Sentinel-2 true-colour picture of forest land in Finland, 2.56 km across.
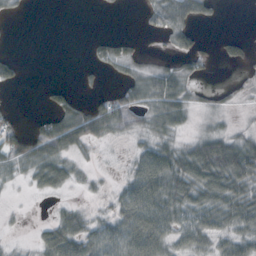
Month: October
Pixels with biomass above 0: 55%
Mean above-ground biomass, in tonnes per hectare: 29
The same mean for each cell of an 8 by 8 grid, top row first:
6 0 0 2 12 60 20 0
0 0 0 24 3 23 6 19
16 1 3 7 38 53 5 3
8 19 37 63 39 57 11 3
37 66 38 11 25 32 60 45
17 43 13 3 72 69 78 78
2 3 14 28 84 56 55 57
3 40 59 56 78 34 35 36
